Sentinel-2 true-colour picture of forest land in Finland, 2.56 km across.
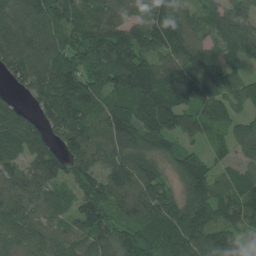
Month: July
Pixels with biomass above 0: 92%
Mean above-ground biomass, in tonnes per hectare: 99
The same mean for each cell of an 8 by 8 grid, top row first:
127 122 114 104 104 92 78 87
119 121 131 169 129 117 77 100
65 132 142 127 152 126 107 81
75 87 123 101 118 132 92 62
102 76 115 122 107 59 55 76
90 92 78 100 119 66 86 54
99 76 97 86 112 88 103 100
99 86 77 81 78 110 91 61
